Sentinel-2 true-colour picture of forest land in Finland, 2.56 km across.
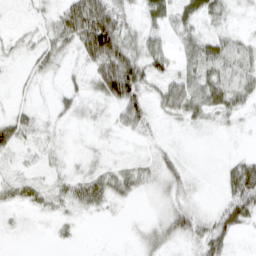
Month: March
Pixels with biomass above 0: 69%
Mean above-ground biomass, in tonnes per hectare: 24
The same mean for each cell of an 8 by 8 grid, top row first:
1 15 70 61 18 18 21 9
11 24 40 83 40 12 35 24
6 10 11 101 50 30 35 31
19 8 16 17 38 35 33 25
32 13 4 7 8 8 2 2
13 12 23 33 26 30 2 57
13 20 25 13 3 36 11 57
2 3 5 0 21 25 55 8
